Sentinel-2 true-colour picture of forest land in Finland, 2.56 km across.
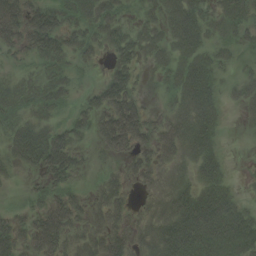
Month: August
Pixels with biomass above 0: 76%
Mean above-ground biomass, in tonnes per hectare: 43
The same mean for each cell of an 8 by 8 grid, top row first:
73 61 43 40 21 57 40 49
36 62 37 40 47 49 39 26
24 41 10 53 18 47 56 23
35 33 30 79 39 54 66 16
50 78 29 58 41 65 53 1
8 46 24 22 38 32 53 4
13 49 34 43 16 55 79 36
50 75 33 53 35 79 77 57
